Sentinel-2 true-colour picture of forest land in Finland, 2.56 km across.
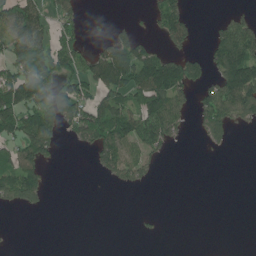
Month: June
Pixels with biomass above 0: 40%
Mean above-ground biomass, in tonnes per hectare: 62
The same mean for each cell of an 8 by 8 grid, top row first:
119 62 39 7 8 93 2 37
116 110 70 104 61 46 48 144
132 132 93 148 150 147 61 194
143 155 114 132 159 88 113 87
96 101 39 129 111 25 27 1
116 33 0 47 45 0 0 0
36 11 0 0 1 0 0 0
1 0 0 0 5 0 0 0
